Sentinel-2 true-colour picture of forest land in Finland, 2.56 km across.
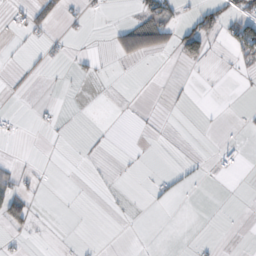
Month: October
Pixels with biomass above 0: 12%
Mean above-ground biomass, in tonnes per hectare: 8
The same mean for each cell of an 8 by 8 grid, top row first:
6 26 7 1 62 23 45 45
1 8 0 13 50 28 28 44
2 1 6 1 0 1 0 2
2 2 0 0 1 1 1 1
0 1 1 1 1 0 0 4
17 1 0 1 1 8 2 1
54 0 0 1 1 1 0 0
4 1 1 0 0 0 2 0
